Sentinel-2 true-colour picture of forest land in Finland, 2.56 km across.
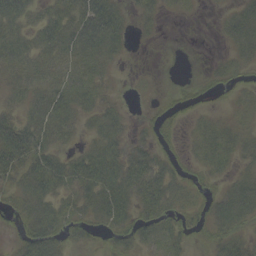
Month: September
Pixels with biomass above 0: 69%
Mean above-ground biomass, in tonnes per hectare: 25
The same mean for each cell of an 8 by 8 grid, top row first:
43 29 49 42 13 4 1 29
38 39 50 30 1 0 0 22
26 29 34 10 2 3 9 10
21 44 31 24 3 17 7 9
64 32 14 39 21 10 29 25
28 52 42 47 46 25 15 19
18 35 28 48 29 20 21 41
12 42 13 17 24 23 15 23
